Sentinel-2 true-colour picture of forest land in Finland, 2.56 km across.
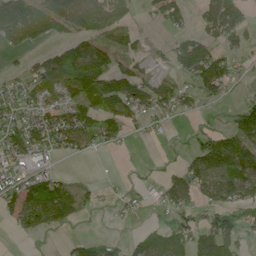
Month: June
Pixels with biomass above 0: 58%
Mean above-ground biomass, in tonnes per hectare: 64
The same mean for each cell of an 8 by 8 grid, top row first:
125 104 117 76 19 60 93 84
30 32 98 68 19 64 83 52
28 99 112 117 82 57 134 18
59 74 75 91 61 40 11 74
87 83 67 33 6 4 111 118
62 66 8 4 7 55 100 109
82 154 63 14 15 63 56 70
7 4 40 31 58 68 125 67
